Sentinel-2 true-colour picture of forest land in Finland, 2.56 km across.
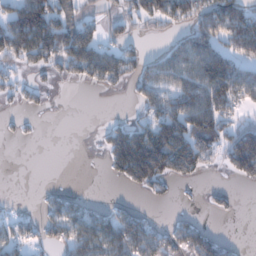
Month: January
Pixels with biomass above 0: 49%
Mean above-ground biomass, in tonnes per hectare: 68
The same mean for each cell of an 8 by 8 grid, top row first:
117 136 45 33 75 69 87 115
116 124 102 56 14 70 110 94
30 17 39 71 80 97 173 122
13 10 0 1 49 124 152 47
8 0 0 111 227 211 125 160
0 0 0 37 154 83 18 63
8 45 55 30 14 6 12 6
62 40 101 129 114 69 76 7
